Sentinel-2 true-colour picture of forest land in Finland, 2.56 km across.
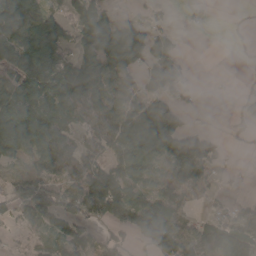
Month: April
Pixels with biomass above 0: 67%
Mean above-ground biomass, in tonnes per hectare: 92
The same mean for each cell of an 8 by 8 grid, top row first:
149 103 95 51 28 6 10 0
156 190 119 186 130 41 0 1
128 198 161 120 67 76 2 3
206 207 126 98 145 101 2 19
180 156 71 105 174 154 81 2
56 74 116 144 103 75 51 5
60 131 135 137 139 95 20 50
13 61 91 54 82 132 105 131
